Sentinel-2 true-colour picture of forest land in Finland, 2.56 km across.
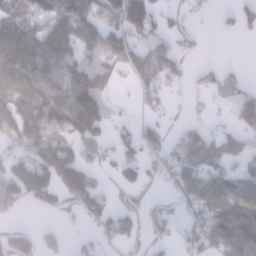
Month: January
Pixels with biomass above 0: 59%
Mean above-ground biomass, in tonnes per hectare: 91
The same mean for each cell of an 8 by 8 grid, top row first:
107 125 160 78 36 18 7 70
259 160 152 141 86 60 7 0
154 174 157 47 86 52 50 54
134 192 279 51 31 8 23 106
79 140 115 60 94 79 108 85
109 103 117 27 64 129 126 97
48 42 58 64 27 44 143 188
81 33 24 49 31 38 143 214
